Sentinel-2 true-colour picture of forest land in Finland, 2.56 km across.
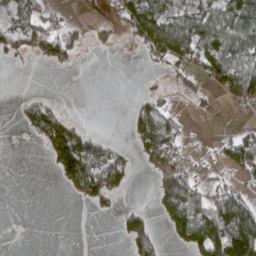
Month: April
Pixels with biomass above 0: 40%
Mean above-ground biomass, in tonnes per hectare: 40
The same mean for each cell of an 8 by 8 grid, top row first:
47 34 2 10 97 50 61 86
35 54 32 15 35 87 73 71
0 0 0 0 5 13 40 90
15 85 0 0 45 22 2 10
0 67 111 25 50 39 4 68
0 3 118 109 4 59 11 22
0 0 7 20 20 95 81 93
0 0 0 2 78 37 148 148
